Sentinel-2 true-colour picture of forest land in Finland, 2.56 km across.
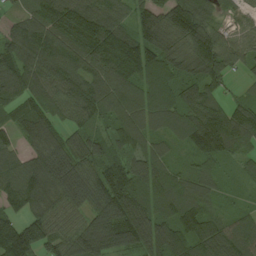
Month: August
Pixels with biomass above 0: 94%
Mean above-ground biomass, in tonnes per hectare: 110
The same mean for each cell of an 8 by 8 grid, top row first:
43 126 132 73 96 139 80 45
115 153 159 185 158 98 158 75
128 122 118 119 113 90 127 26
81 99 88 84 105 104 130 98
61 139 106 77 83 52 167 102
110 193 148 111 123 79 59 39
64 98 99 173 141 116 68 31
191 104 139 145 137 129 148 110
